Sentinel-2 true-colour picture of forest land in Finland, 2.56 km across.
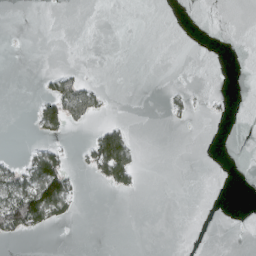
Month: March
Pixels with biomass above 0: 12%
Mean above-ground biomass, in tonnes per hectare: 11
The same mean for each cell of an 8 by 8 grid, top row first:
0 0 0 0 0 0 0 0
0 0 0 0 0 0 0 0
0 18 27 0 0 0 0 0
0 54 50 2 0 10 3 0
0 19 6 95 1 0 0 0
41 102 8 51 2 0 0 0
88 92 6 0 0 0 0 0
10 1 0 0 0 0 0 0
